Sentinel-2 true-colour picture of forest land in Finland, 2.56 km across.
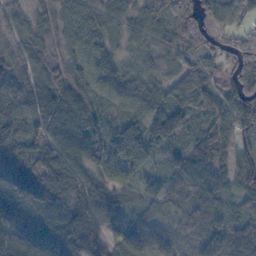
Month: October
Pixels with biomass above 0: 96%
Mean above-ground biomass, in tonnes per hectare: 80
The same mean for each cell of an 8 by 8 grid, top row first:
42 58 69 53 54 85 56 47
65 61 54 44 54 69 50 78
83 86 69 63 59 68 88 127
104 99 96 50 59 91 67 102
132 108 97 75 89 60 95 72
147 155 95 63 40 69 73 83
124 119 109 77 41 58 83 56
101 129 142 76 82 57 76 81
